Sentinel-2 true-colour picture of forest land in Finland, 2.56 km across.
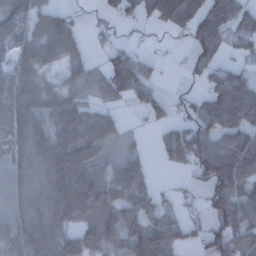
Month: December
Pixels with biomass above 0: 75%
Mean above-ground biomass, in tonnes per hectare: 82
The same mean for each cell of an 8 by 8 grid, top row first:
93 84 18 36 58 107 134 100
83 100 44 44 19 11 132 42
91 43 66 106 90 6 66 86
107 105 94 28 45 32 102 139
84 124 134 46 11 109 112 111
73 103 134 69 63 12 110 119
78 100 130 90 78 33 65 117
101 107 120 75 161 84 99 102
